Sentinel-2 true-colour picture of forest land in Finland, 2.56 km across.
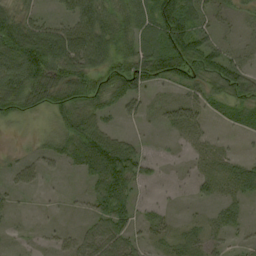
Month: September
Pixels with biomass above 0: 75%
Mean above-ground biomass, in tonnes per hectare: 41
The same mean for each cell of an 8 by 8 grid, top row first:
56 16 43 67 52 88 40 18
101 103 75 77 62 87 57 15
85 89 71 72 64 52 70 69
51 43 78 28 22 13 18 38
5 23 81 74 13 8 21 3
21 6 19 99 27 2 26 51
5 2 2 72 14 4 11 23
5 7 35 67 16 28 28 12
